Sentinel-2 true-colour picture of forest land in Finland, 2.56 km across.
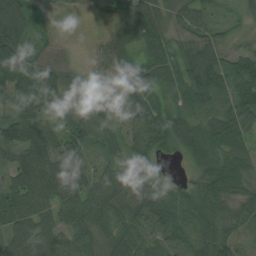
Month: August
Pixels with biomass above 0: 93%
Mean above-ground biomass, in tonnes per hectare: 64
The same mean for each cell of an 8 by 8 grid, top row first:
151 16 3 28 68 38 46 30
112 24 3 50 68 40 68 22
87 73 50 31 92 73 111 70
70 57 51 52 95 57 60 68
122 113 69 49 95 58 81 72
75 98 63 51 51 11 69 70
79 59 79 63 71 73 73 49
70 63 63 54 70 84 75 36
